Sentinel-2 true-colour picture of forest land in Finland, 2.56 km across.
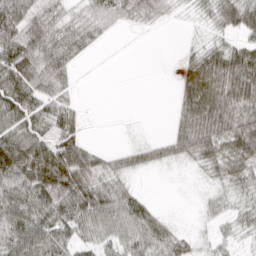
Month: March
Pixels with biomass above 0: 73%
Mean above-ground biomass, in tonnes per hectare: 44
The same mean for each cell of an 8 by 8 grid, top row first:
84 49 30 53 46 10 23 65
74 62 35 2 0 3 37 46
80 59 5 0 0 14 81 82
71 52 18 0 0 28 79 57
72 68 43 2 25 50 84 76
78 98 74 38 10 3 17 44
67 63 72 64 52 1 17 29
83 68 38 46 73 59 16 21
